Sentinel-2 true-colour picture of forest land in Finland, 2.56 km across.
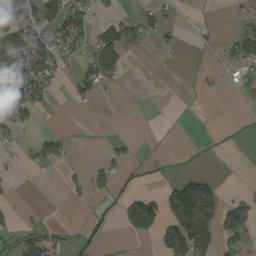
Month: August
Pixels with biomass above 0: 29%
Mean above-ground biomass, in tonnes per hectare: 34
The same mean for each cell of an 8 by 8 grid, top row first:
116 85 76 33 34 12 2 13
90 69 52 101 15 8 8 59
125 64 48 32 0 0 7 28
100 7 2 0 0 0 0 1
23 59 1 15 1 0 1 2
10 2 10 41 14 18 25 0
15 2 1 12 120 108 89 54
35 54 24 8 17 122 80 46
